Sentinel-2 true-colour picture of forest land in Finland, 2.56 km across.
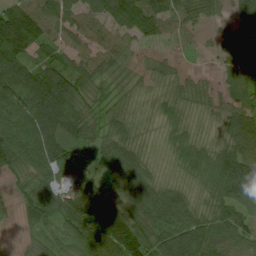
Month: July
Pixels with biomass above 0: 89%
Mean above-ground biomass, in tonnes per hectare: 79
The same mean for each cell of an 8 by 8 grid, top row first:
145 115 80 97 138 76 52 72
149 78 72 86 34 25 19 88
122 116 91 57 38 54 25 67
104 119 84 53 21 53 37 77
110 115 81 69 27 49 39 93
63 75 68 96 83 24 78 150
35 87 128 107 118 99 57 95
9 41 106 116 107 123 107 81
